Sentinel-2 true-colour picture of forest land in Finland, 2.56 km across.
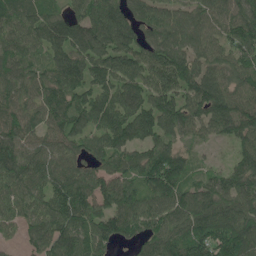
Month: May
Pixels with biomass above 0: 93%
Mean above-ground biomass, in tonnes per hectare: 108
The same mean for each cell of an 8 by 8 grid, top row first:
114 104 98 118 87 75 99 120
96 108 125 124 102 114 97 122
88 105 124 104 104 139 119 92
91 110 116 123 118 136 137 144
124 90 78 112 96 88 42 102
126 100 94 113 123 153 62 119
96 105 135 113 101 120 116 110
34 106 116 100 84 111 149 133
